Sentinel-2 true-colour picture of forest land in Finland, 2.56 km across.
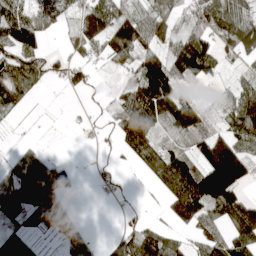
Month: April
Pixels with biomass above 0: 66%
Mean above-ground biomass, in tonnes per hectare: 71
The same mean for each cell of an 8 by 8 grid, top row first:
97 69 69 112 84 70 143 105
118 35 51 85 78 89 100 98
119 46 35 5 116 84 51 32
31 1 4 37 156 121 39 96
10 4 2 19 127 45 114 96
79 117 11 13 37 172 163 115
85 91 7 1 7 93 113 124
83 15 51 28 116 42 89 115
